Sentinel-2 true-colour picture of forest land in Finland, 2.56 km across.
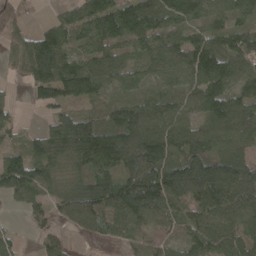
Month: April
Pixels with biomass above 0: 85%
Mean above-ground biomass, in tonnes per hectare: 88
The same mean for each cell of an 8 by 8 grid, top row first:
55 15 82 128 156 88 67 64
60 149 55 82 70 95 120 91
17 132 143 69 44 68 119 83
24 39 60 85 117 71 99 112
30 114 166 141 143 103 91 83
145 77 75 95 161 172 176 127
17 44 139 109 148 72 100 102
32 39 13 32 45 34 91 78
